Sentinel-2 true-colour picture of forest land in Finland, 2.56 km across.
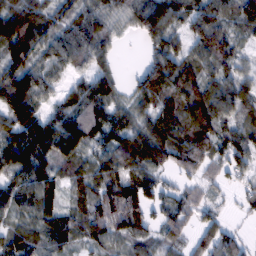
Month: February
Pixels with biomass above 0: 88%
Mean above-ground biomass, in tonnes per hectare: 71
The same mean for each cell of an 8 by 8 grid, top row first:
126 70 70 58 91 73 82 64
117 67 79 41 27 61 77 40
107 50 41 53 63 95 70 68
93 51 99 75 62 93 120 68
98 110 101 65 103 88 92 88
66 87 65 83 69 35 46 38
55 80 57 125 77 64 44 20
65 62 50 57 43 57 67 37
